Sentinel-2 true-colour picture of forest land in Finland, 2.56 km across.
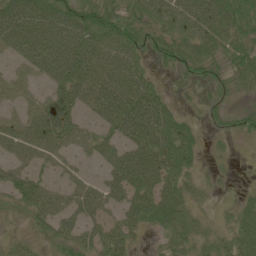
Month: June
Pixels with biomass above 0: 75%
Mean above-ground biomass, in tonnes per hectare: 40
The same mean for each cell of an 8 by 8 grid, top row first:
70 68 61 46 39 48 64 55
45 76 69 59 29 46 43 41
39 40 62 61 40 12 26 29
30 72 37 65 79 26 12 21
55 53 35 41 62 60 8 5
43 20 22 41 63 45 8 1
24 54 47 29 58 47 7 25
16 21 43 48 9 26 20 44
